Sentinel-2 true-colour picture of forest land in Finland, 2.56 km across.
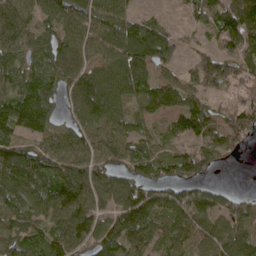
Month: May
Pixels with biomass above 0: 85%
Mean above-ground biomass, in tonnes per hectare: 81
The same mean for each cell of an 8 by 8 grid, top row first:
82 65 101 100 35 6 77 135
73 72 94 105 120 49 40 90
71 97 108 99 83 52 100 66
129 84 73 84 59 75 73 94
90 70 86 84 62 53 89 45
113 77 106 95 74 71 49 0
78 91 120 86 123 93 85 69
84 74 94 114 100 61 75 86
